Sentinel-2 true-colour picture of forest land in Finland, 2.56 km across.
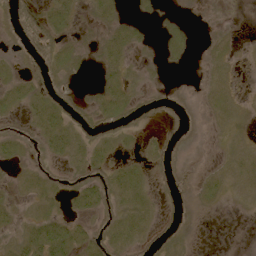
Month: May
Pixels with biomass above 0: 48%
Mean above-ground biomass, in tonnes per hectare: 10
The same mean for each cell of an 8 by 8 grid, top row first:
28 17 5 13 6 5 1 0
17 25 10 13 5 12 4 2
8 25 5 9 4 3 5 1
7 19 17 19 15 19 7 5
19 17 11 10 4 14 1 4
4 13 14 14 7 16 6 9
5 7 9 14 11 10 4 1
7 29 16 16 11 11 0 0
